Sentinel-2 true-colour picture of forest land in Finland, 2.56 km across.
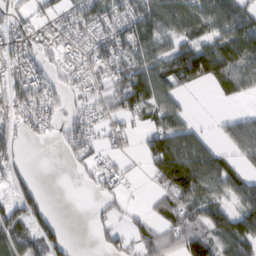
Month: February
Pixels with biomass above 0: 67%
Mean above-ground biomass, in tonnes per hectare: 58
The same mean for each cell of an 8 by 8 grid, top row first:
42 39 64 60 92 98 100 80
69 50 49 75 83 78 89 102
65 56 34 55 112 89 75 73
56 44 29 43 63 61 1 19
41 10 47 24 41 111 54 71
42 0 10 45 12 128 113 58
65 31 0 22 15 75 75 75
61 71 2 37 60 65 101 105
